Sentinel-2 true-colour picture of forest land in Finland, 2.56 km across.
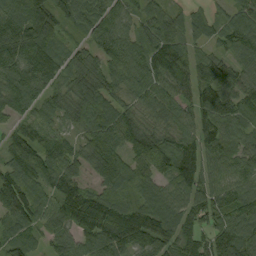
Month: September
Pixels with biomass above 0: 95%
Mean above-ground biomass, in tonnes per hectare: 97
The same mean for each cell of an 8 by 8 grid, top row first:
118 135 96 96 76 72 44 82
150 128 56 125 93 120 53 83
116 122 112 91 97 110 110 80
84 71 98 92 58 75 93 74
83 96 69 126 127 94 89 71
102 93 64 124 95 116 80 79
125 77 152 121 104 99 111 111
89 52 83 122 109 106 87 123
